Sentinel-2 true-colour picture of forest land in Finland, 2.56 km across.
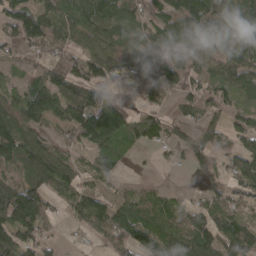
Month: April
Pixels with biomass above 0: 76%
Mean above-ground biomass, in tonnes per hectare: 87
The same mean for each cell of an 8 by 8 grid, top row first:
114 111 82 118 75 140 170 135
58 71 66 72 77 118 78 111
29 108 112 50 90 68 79 108
95 143 147 119 62 40 58 73
141 73 81 90 52 60 93 64
95 139 64 55 7 6 60 88
174 77 106 92 71 55 80 47
105 48 20 83 104 95 126 126
